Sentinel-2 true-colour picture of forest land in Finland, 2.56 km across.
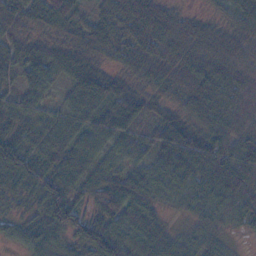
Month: November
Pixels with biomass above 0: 91%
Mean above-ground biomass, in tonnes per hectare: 54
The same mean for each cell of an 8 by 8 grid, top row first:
47 57 32 59 91 39 23 53
38 36 52 38 61 56 51 44
28 36 71 47 50 54 81 44
41 37 54 50 46 43 82 37
85 63 57 37 28 112 68 68
69 81 61 53 53 80 73 90
16 83 48 77 57 19 53 64
28 48 66 95 56 39 38 6
